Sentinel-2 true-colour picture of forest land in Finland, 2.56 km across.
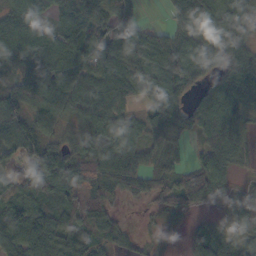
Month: October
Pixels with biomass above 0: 85%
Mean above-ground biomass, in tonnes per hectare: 69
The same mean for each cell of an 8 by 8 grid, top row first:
68 40 81 63 4 81 80 80
102 94 92 67 79 83 81 66
84 97 92 90 75 80 48 95
70 102 70 90 55 59 86 71
70 75 54 94 60 39 61 52
60 109 101 85 81 56 91 18
95 72 86 44 15 54 23 85
86 88 70 47 15 1 63 49
